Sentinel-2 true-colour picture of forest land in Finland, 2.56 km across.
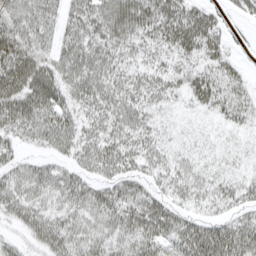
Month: April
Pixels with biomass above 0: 87%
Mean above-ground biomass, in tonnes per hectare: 43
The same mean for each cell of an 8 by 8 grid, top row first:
49 40 53 68 67 62 43 16
72 41 57 53 40 51 49 8
73 61 52 46 39 32 48 30
64 52 38 48 41 14 20 33
33 36 46 47 42 21 16 14
41 45 37 39 33 36 29 24
48 38 42 62 67 38 22 29
27 51 44 42 62 52 72 63
